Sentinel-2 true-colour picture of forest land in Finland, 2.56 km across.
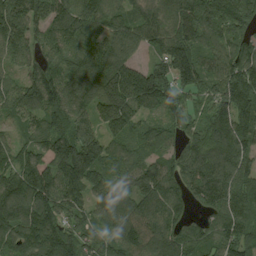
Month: August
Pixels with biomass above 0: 95%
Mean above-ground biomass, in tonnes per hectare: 144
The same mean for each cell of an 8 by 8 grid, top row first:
179 139 154 105 113 139 190 199
117 117 145 164 78 207 97 127
87 184 171 244 212 169 111 201
104 160 151 195 108 102 99 170
90 169 238 112 93 81 138 144
155 179 195 117 143 121 164 134
198 197 111 126 143 99 107 122
156 185 129 108 151 128 111 148
